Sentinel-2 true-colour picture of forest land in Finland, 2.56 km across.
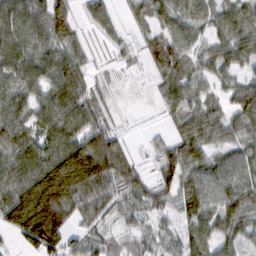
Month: February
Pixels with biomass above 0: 84%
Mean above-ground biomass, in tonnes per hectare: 61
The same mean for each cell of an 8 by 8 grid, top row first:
86 74 19 34 40 63 54 68
87 67 38 19 32 83 40 66
73 81 72 10 4 67 52 45
69 79 83 11 1 41 70 74
77 77 101 69 10 51 58 51
79 139 161 99 25 48 73 73
99 137 66 45 40 43 76 75
30 122 39 30 35 36 61 50
